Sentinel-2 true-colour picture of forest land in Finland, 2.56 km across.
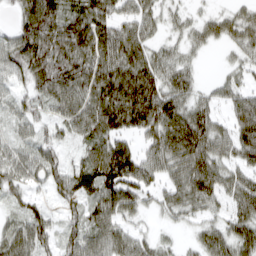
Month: March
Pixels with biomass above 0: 85%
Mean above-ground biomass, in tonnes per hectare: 69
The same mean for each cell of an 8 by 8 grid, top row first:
44 115 81 68 57 30 34 50
79 104 103 93 69 34 28 50
45 101 95 120 112 74 13 37
38 38 82 128 134 90 58 84
44 47 34 88 47 104 93 93
61 64 90 113 80 69 106 61
31 28 50 88 35 58 48 70
77 48 78 83 42 17 75 95
